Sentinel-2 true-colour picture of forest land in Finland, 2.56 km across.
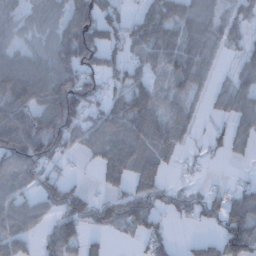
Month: December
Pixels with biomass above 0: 71%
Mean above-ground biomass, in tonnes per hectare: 65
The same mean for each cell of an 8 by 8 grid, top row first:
49 56 109 58 46 65 50 30
56 67 173 68 77 74 61 26
105 108 106 44 42 66 37 46
91 110 113 76 90 43 19 66
125 136 47 81 79 45 33 37
72 59 10 53 69 12 9 11
59 52 103 83 91 46 69 69
66 51 63 12 51 19 31 158
